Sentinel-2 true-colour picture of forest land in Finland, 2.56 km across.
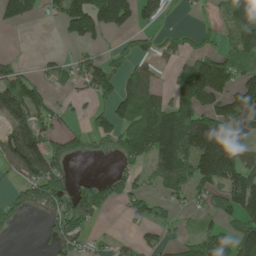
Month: May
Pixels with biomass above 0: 56%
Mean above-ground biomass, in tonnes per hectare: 91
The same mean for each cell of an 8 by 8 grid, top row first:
83 39 157 143 79 7 16 150
1 3 34 30 53 68 53 136
96 52 81 111 121 80 212 108
137 79 22 85 168 173 139 175
181 113 52 61 149 195 235 137
67 178 21 49 47 117 147 144
66 104 153 40 71 41 39 119
3 41 77 25 33 28 92 117
